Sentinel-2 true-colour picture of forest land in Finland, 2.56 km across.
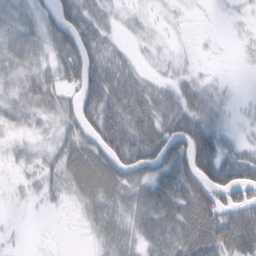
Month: February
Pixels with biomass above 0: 74%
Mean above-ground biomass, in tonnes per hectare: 40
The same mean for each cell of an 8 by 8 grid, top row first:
36 37 76 25 11 7 1 8
38 36 68 27 8 6 2 6
33 39 64 61 30 25 15 1
39 30 63 70 68 52 50 8
16 21 50 83 71 71 101 27
9 28 60 60 45 88 91 78
3 8 16 39 43 63 81 76
3 1 2 35 34 57 77 79
